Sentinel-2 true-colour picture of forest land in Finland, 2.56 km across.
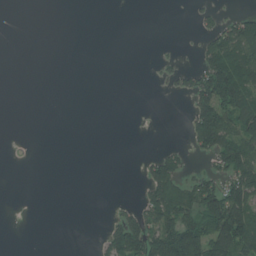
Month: July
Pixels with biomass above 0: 27%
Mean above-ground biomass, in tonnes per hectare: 36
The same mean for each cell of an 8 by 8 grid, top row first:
0 0 0 0 0 0 20 38
0 0 0 0 0 3 60 100
0 0 0 0 0 29 123 139
0 0 0 0 0 0 121 120
1 0 0 0 0 7 87 126
0 0 0 0 31 72 48 108
0 0 0 6 63 123 132 136
0 0 0 66 111 159 145 134
